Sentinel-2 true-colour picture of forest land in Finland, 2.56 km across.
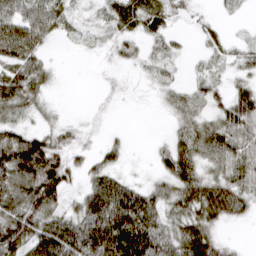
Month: March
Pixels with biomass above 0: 73%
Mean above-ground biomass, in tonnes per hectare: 44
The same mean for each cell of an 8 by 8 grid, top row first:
51 67 15 34 57 18 8 12
81 21 9 16 19 17 16 19
72 27 0 6 7 12 27 25
46 17 2 4 0 26 30 75
82 59 19 17 0 41 66 50
84 95 24 51 8 66 42 66
80 67 47 120 98 45 70 44
86 88 102 135 113 66 71 6
